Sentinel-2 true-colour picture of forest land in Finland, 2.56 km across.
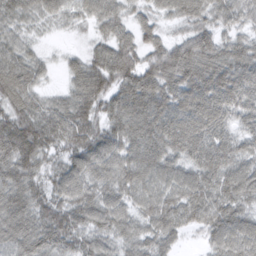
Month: March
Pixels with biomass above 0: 95%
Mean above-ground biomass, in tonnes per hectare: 77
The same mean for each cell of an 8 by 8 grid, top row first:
56 42 32 59 33 54 61 62
52 10 14 81 70 76 96 72
84 19 71 86 104 104 119 111
71 72 83 74 117 96 115 75
109 83 86 88 104 91 96 61
90 61 90 84 98 75 90 92
84 77 86 87 79 102 109 83
83 90 71 64 67 47 46 96
